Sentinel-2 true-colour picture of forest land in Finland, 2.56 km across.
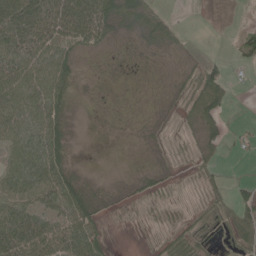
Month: May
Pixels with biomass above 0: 66%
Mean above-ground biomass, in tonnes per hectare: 33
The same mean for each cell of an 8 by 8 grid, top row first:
82 74 92 64 83 13 0 0
69 66 38 13 16 19 2 24
67 69 15 3 3 12 75 8
64 62 4 4 4 9 57 3
63 79 2 1 6 8 30 15
69 77 19 1 15 8 20 8
58 50 50 10 9 6 18 52
88 71 72 13 4 26 20 48
